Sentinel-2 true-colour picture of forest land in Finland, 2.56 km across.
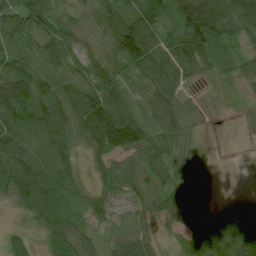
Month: July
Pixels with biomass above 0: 88%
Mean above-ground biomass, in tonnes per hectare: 52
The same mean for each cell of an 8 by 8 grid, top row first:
89 65 28 64 78 78 98 78
70 77 34 50 120 67 72 24
96 51 51 59 47 47 12 24
87 83 81 95 39 47 2 5
75 65 29 95 77 43 4 1
76 85 18 62 55 38 14 0
21 84 27 36 32 41 15 14
30 29 38 37 54 18 76 95
